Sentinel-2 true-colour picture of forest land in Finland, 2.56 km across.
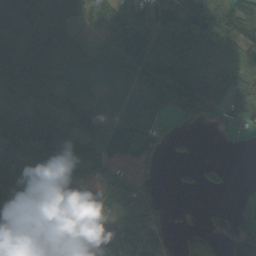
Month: September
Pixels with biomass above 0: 79%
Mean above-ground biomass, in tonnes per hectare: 73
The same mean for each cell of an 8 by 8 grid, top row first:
87 73 50 90 85 94 101 143
59 77 77 63 103 47 46 80
72 93 46 67 92 118 59 67
56 51 98 55 87 41 52 53
88 102 96 121 112 18 0 14
94 131 82 74 16 22 42 1
83 107 105 72 79 7 32 82
101 96 88 114 78 23 67 139
